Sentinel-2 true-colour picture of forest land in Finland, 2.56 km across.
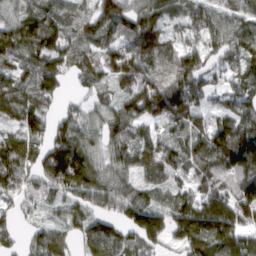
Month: March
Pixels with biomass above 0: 91%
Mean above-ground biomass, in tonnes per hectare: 95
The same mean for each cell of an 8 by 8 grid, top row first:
64 92 65 102 87 51 94 86
118 134 95 84 95 90 106 118
90 116 65 89 116 134 66 85
99 68 53 77 99 120 60 93
90 101 106 86 95 67 110 156
104 111 149 94 67 73 116 140
51 41 78 77 124 88 126 128
41 94 65 105 97 81 162 124
